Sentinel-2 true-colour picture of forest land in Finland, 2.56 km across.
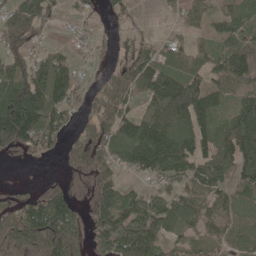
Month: May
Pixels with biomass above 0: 75%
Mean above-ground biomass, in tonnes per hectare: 81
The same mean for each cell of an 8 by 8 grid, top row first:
92 54 32 39 7 26 60 65
53 44 29 29 66 52 46 93
116 132 45 78 135 115 72 103
160 121 36 116 65 165 94 98
93 62 92 116 166 113 91 148
0 10 42 74 62 90 103 74
79 138 47 101 97 94 80 62
144 163 80 82 119 50 53 45
